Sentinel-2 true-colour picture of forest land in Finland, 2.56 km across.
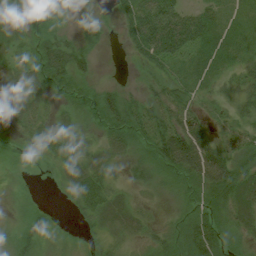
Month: July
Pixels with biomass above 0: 84%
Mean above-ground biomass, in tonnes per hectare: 34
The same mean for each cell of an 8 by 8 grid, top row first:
22 39 31 15 90 77 42 23
23 67 37 5 75 84 46 30
28 55 41 4 15 34 31 34
29 20 26 62 40 41 20 28
14 36 29 33 31 97 48 30
5 4 39 28 20 41 68 46
10 11 23 43 16 13 38 41
33 18 8 19 20 36 70 15
